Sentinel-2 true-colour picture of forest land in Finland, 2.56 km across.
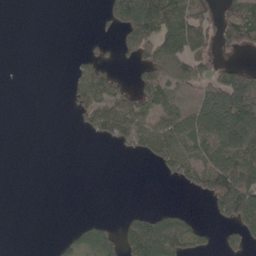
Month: May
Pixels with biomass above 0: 40%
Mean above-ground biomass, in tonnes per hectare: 54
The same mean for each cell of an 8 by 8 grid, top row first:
0 0 0 72 168 107 67 99
0 0 3 17 140 157 71 60
0 0 61 55 78 84 82 108
0 0 46 112 75 72 123 173
0 0 0 30 71 104 106 133
0 0 0 0 0 49 108 163
0 0 0 0 8 11 27 184
0 1 38 37 144 125 28 53
